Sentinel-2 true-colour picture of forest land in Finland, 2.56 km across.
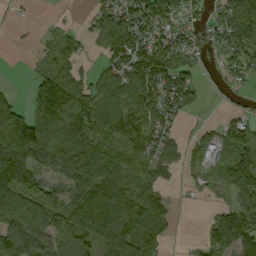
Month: September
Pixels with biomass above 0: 73%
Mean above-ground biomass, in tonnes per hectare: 84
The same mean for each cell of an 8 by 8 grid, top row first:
9 3 7 82 126 87 44 121
1 42 57 90 100 110 52 97
1 113 65 105 137 101 17 37
105 204 146 113 108 85 6 30
181 168 133 98 92 43 70 113
110 50 124 103 88 20 51 121
153 103 134 147 133 18 11 77
93 42 119 109 107 11 54 102
